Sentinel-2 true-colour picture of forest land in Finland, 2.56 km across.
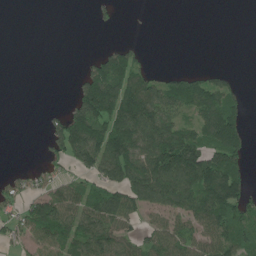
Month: June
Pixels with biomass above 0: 52%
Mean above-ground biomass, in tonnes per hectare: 71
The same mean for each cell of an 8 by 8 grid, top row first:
0 0 0 15 1 0 0 0
0 0 0 40 16 0 0 0
0 0 49 163 91 56 65 16
0 19 128 164 167 101 120 59
0 53 170 161 151 187 106 87
30 48 57 107 161 162 157 78
53 119 94 140 83 95 159 124
48 90 114 108 75 101 84 91
